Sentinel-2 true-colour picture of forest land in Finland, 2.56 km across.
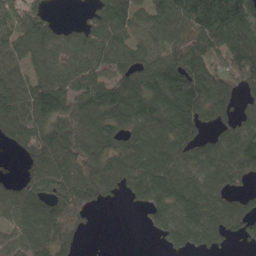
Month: May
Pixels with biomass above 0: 80%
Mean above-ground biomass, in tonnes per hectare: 107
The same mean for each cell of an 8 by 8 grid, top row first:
86 48 11 131 80 151 196 192
97 94 86 118 89 111 126 176
111 106 106 107 116 146 136 124
132 119 107 144 126 172 103 52
58 141 127 116 115 134 77 120
28 131 155 126 142 146 131 92
113 122 159 8 47 125 148 79
78 166 57 1 1 71 75 39
